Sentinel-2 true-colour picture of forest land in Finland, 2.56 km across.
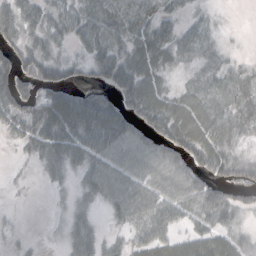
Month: October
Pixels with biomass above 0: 76%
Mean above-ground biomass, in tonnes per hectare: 39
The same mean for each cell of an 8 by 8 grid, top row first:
48 42 45 42 43 25 14 0
46 33 24 45 59 45 25 4
82 60 22 51 54 13 27 29
62 86 96 76 59 46 37 35
21 51 56 62 60 64 53 24
8 13 23 54 56 62 37 47
4 3 18 28 50 47 43 42
11 3 35 14 39 34 48 35
